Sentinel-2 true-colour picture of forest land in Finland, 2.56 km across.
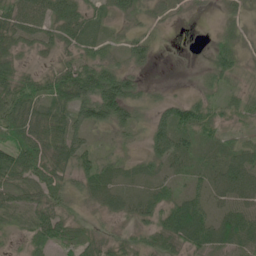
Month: June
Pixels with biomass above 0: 86%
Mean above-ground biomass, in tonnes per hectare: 40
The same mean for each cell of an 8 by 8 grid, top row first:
57 57 47 28 24 14 6 18
36 25 42 25 39 5 13 21
59 40 86 70 21 2 22 25
68 61 61 77 26 58 43 29
69 74 49 19 26 55 31 26
69 60 49 43 29 21 29 56
30 49 23 32 35 55 38 52
15 44 33 32 35 54 58 71
